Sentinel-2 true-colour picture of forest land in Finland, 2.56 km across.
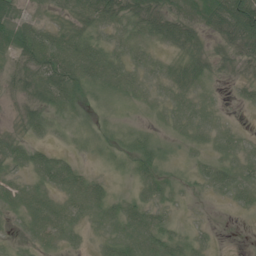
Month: June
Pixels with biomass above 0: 80%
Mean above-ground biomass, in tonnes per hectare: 27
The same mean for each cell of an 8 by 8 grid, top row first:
34 9 31 54 54 40 50 108
42 62 55 25 22 32 16 39
22 61 50 46 21 27 21 17
10 33 16 12 9 26 13 5
34 16 9 13 31 11 15 18
20 41 32 11 28 10 29 34
25 41 30 32 32 9 4 14
11 22 13 28 38 22 10 1
